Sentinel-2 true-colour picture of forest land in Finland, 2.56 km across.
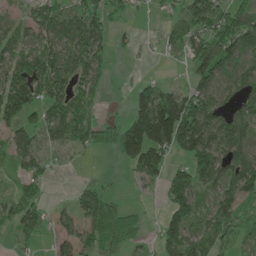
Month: May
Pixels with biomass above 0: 68%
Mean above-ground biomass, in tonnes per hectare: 97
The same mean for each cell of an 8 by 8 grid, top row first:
51 114 153 72 7 60 136 116
100 111 153 75 7 57 140 128
163 166 95 21 24 10 99 123
151 98 111 7 134 225 140 97
79 69 84 99 198 155 162 128
39 48 6 13 99 102 127 159
77 81 113 108 13 132 72 104
46 94 187 123 42 144 96 31
